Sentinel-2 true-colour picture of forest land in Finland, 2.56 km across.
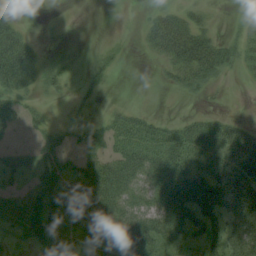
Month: August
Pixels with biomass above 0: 63%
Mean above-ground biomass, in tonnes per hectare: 33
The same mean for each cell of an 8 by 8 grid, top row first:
13 1 0 0 9 35 10 4
58 6 1 15 12 70 61 34
57 26 10 11 0 22 34 4
36 9 4 14 14 1 13 1
11 28 22 38 54 57 43 53
30 47 52 72 50 65 64 74
32 58 56 60 41 67 65 79
17 41 36 29 56 45 39 58
